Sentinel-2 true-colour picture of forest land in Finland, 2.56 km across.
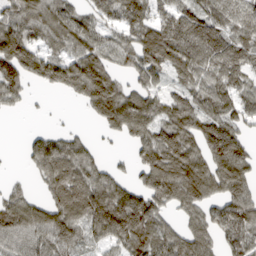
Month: March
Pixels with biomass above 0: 77%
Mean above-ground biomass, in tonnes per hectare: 81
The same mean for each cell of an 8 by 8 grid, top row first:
87 96 61 65 91 95 89 86
138 64 81 69 120 117 112 93
128 77 109 86 67 52 76 67
22 6 12 121 99 96 80 72
2 98 54 10 91 113 62 48
8 88 90 59 71 128 105 73
91 79 101 160 142 57 65 101
72 91 69 80 114 80 69 85
